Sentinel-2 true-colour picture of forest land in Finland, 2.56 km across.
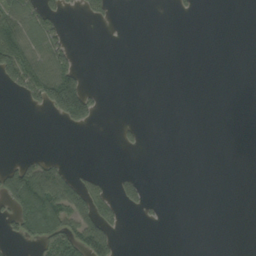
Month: September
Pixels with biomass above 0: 20%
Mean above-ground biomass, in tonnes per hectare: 26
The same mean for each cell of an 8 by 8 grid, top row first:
87 62 9 11 0 5 0 0
112 78 4 0 0 0 0 0
80 112 70 0 0 0 0 0
0 33 119 0 0 0 0 0
0 0 0 2 10 0 0 0
117 92 23 10 8 0 0 0
81 152 81 31 16 0 0 0
29 79 98 51 0 0 0 0
